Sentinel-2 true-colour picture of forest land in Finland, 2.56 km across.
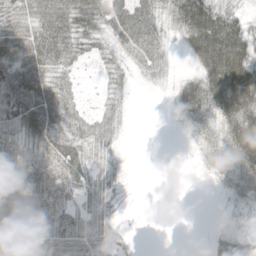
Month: May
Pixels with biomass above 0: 76%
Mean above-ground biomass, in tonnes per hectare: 43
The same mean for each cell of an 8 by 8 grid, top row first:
52 67 70 62 66 53 90 39
71 72 43 34 66 17 91 78
84 56 16 29 16 24 67 90
63 72 32 32 0 26 59 83
39 45 43 32 0 2 34 72
66 52 50 41 1 0 13 51
63 61 38 36 0 0 1 20
69 67 57 39 1 0 13 30
